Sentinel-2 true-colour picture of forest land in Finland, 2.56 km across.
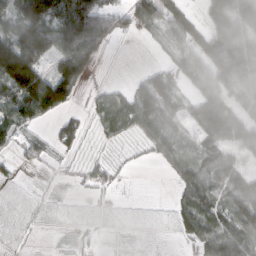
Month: February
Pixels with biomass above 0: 60%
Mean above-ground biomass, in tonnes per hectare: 42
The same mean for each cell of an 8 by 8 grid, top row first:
64 94 129 54 67 55 62 102
76 21 93 8 2 27 74 143
141 97 53 3 35 39 50 93
66 67 12 35 77 36 90 44
19 16 19 8 21 42 43 56
5 2 14 17 0 32 50 43
0 3 1 6 0 26 54 84
1 1 6 1 0 7 53 74
